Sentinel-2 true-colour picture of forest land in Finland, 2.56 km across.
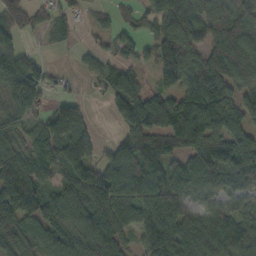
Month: October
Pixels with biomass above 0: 81%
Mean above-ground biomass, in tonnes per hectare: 88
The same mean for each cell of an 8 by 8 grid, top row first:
66 45 31 26 52 112 139 146
70 8 19 28 32 134 91 139
132 52 17 87 35 112 126 90
76 55 55 45 134 126 161 96
51 103 155 39 110 92 120 104
120 69 126 112 124 93 95 87
111 92 121 143 96 108 54 61
74 80 95 105 70 107 98 103
